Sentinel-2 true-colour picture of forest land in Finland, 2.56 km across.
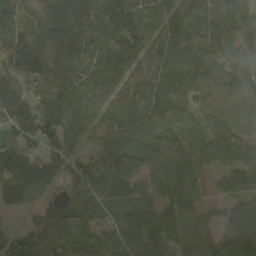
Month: October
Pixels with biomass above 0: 93%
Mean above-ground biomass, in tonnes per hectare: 86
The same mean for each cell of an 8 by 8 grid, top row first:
117 94 107 157 72 64 86 98
172 105 113 110 90 101 87 54
102 123 82 77 107 88 94 75
110 98 65 97 108 97 71 80
75 95 45 110 89 97 81 89
132 123 72 88 62 76 30 68
48 61 90 40 75 72 30 62
18 127 76 57 90 60 68 120
